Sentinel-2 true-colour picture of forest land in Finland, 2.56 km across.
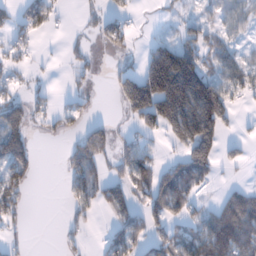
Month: January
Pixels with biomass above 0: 49%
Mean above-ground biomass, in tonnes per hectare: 66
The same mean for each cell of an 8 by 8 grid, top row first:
42 51 12 44 2 21 32 55
40 1 23 41 37 122 68 33
26 9 21 33 179 323 133 73
75 44 41 1 162 249 202 19
113 5 73 61 42 62 162 31
88 0 114 58 77 123 58 1
67 0 60 58 66 83 35 98
15 0 21 54 58 88 96 114
